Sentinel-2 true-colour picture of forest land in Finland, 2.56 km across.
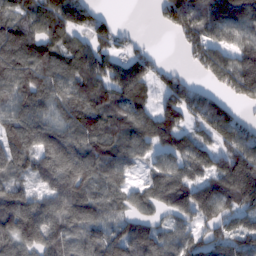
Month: February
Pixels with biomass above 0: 85%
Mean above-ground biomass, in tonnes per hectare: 121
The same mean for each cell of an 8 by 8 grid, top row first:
137 152 118 34 0 135 148 131
185 128 103 92 32 16 165 134
176 123 131 151 122 89 62 196
138 93 134 113 100 137 178 47
166 148 135 130 107 135 104 142
85 119 164 92 47 132 136 234
168 117 144 97 86 128 159 127
145 115 84 138 144 96 93 112
